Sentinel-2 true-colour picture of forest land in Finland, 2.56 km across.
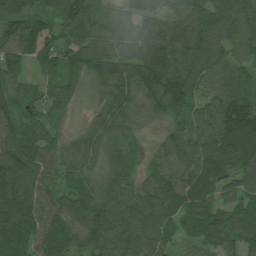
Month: July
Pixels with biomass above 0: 96%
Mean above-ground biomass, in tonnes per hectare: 98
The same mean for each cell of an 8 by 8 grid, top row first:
91 83 143 76 85 108 108 140
109 133 117 86 101 110 136 116
74 53 67 127 119 124 103 71
91 68 21 114 67 108 117 142
114 77 73 73 36 91 109 141
140 77 81 76 66 116 106 110
136 95 119 113 108 88 104 96
79 99 110 108 102 61 78 111
